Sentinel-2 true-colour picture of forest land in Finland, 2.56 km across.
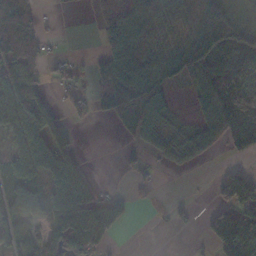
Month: November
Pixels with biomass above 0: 61%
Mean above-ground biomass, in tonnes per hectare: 66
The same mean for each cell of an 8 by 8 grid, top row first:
127 7 1 80 101 39 86 62
115 25 1 58 39 59 141 155
104 29 14 114 111 48 84 123
113 91 20 85 125 18 53 158
47 116 14 0 38 50 38 60
62 102 69 0 15 4 5 30
73 76 127 60 5 13 26 94
68 107 190 51 0 0 51 254
